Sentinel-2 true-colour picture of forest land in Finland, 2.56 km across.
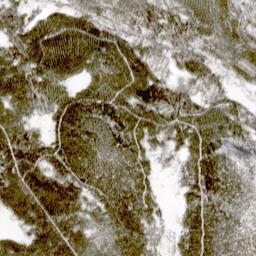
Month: April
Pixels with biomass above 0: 94%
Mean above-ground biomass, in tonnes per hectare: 72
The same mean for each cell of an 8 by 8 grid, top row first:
64 55 68 54 71 74 79 48
79 102 99 81 58 68 64 69
93 92 55 86 86 49 53 29
74 54 89 82 82 83 72 56
88 69 89 74 66 51 86 59
94 78 83 80 63 30 102 55
81 100 72 85 78 31 103 54
49 98 77 73 72 47 99 66
